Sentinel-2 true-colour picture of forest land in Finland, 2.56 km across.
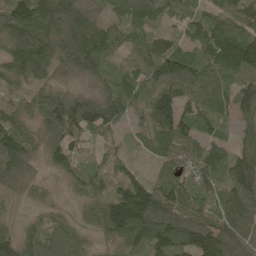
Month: May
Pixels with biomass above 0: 93%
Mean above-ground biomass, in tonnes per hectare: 72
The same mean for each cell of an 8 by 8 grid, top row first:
97 98 95 48 62 42 57 81
90 78 99 60 55 56 87 141
54 48 35 58 73 101 80 62
47 88 105 88 56 105 68 71
97 61 62 37 44 100 61 46
79 17 59 54 39 83 87 94
13 19 24 114 129 102 73 96
79 81 47 56 79 98 94 85
